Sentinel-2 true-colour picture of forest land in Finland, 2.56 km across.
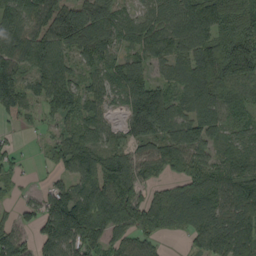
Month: September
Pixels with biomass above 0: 85%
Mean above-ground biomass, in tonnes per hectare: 91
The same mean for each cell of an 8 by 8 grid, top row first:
121 95 152 96 59 99 137 234
116 108 51 66 78 79 113 197
113 103 55 71 134 57 125 125
50 45 70 35 210 86 88 61
15 31 106 51 80 108 79 73
31 21 94 129 59 38 92 84
33 111 144 116 118 124 109 106
82 99 130 66 70 12 83 110
